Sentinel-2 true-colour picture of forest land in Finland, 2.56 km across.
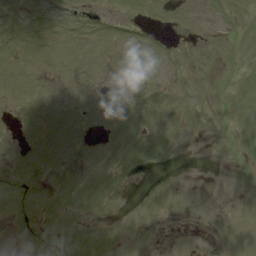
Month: August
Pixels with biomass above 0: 56%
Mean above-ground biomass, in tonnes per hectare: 5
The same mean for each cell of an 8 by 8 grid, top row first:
6 7 8 6 7 5 7 5
8 8 7 7 11 2 2 5
8 4 5 4 9 4 1 6
3 5 6 6 11 10 1 6
3 6 4 6 12 8 2 4
8 4 5 7 4 3 0 3
8 4 6 4 7 2 0 1
4 7 9 7 3 2 1 2
